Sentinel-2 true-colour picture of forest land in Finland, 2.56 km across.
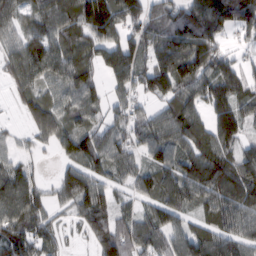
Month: February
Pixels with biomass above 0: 86%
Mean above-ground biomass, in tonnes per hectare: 87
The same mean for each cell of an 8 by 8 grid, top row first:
67 88 130 150 100 94 139 103
66 102 75 97 86 127 89 27
65 75 102 56 79 148 102 106
22 96 103 46 44 108 82 92
35 50 129 84 74 100 99 67
85 14 112 61 63 107 137 95
108 52 80 84 49 99 80 122
111 63 18 137 92 89 104 91
